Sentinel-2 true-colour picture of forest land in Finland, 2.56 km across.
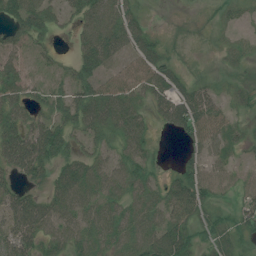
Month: July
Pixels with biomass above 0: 76%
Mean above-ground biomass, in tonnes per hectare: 42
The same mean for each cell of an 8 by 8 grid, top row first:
53 44 38 54 22 4 11 16
43 18 37 67 53 13 10 19
53 18 42 38 53 39 17 14
52 42 58 67 35 69 59 18
78 92 26 36 45 6 45 21
37 40 72 53 47 31 45 27
65 53 49 43 53 65 37 29
58 47 44 46 58 71 34 35
